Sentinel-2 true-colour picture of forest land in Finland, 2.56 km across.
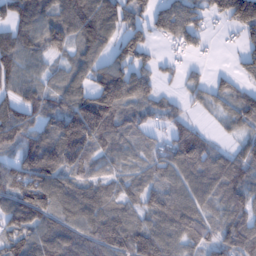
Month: February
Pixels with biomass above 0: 83%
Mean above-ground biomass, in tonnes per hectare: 93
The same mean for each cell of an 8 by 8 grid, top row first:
102 95 156 119 62 133 80 164
121 87 82 70 73 42 17 41
96 49 75 136 89 25 39 45
103 101 163 147 71 52 30 89
77 124 159 82 51 123 61 52
102 148 90 58 60 93 106 105
121 115 113 89 86 114 72 97
93 121 115 126 137 94 83 130
